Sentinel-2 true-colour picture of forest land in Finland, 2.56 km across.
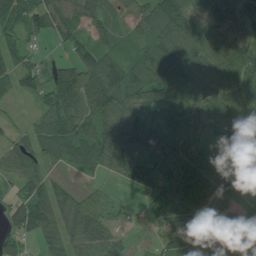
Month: July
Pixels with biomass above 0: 87%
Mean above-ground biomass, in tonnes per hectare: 83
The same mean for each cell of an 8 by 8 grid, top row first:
81 84 68 51 79 113 57 95
70 15 83 61 65 113 109 99
81 58 111 102 93 111 96 108
20 74 89 97 90 92 94 97
53 91 105 119 128 107 70 78
59 64 25 34 95 145 114 66
73 103 84 31 35 149 91 67
59 61 95 73 9 109 129 119
